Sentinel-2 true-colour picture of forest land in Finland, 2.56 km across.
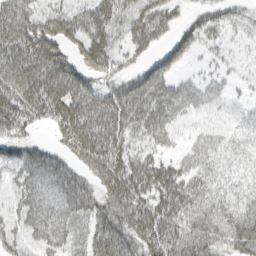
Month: March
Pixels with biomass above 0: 81%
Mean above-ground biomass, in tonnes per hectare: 48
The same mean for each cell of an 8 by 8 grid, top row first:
74 50 48 49 56 26 37 21
75 65 48 43 35 48 23 12
82 85 59 40 67 31 23 11
67 61 78 84 66 35 28 20
44 22 77 68 33 16 42 24
47 65 42 67 57 40 34 21
47 70 52 64 62 41 46 39
41 58 29 69 45 41 63 61
